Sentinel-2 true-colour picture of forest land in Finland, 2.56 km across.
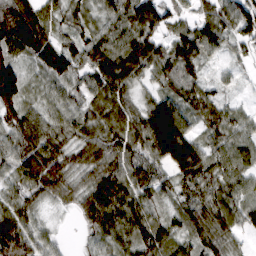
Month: March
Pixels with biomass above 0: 94%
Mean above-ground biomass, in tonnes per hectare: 75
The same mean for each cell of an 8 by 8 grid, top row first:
127 64 54 68 112 49 66 101
94 99 81 86 91 92 77 48
117 56 61 106 47 81 39 20
80 52 57 72 80 122 56 41
81 93 64 80 91 195 61 61
56 87 55 96 73 77 85 68
73 25 59 112 82 60 90 75
121 40 13 73 93 72 85 33
